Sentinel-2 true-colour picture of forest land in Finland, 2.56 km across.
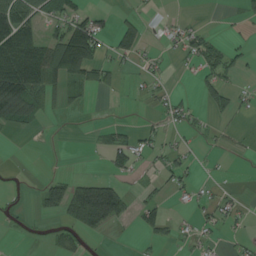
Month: August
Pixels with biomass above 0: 37%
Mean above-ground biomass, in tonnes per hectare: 33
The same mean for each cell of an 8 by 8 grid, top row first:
105 39 60 15 28 9 1 9
161 102 195 38 38 22 46 14
134 86 56 20 18 2 35 16
75 22 5 3 5 28 19 18
0 3 5 42 29 21 5 7
3 11 16 27 13 32 7 0
9 35 107 125 40 8 26 17
2 11 26 2 10 15 20 13
